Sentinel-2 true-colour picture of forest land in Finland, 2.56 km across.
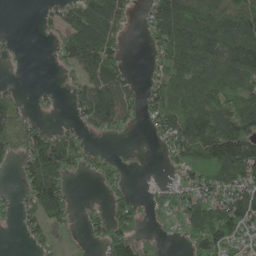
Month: May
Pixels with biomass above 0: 64%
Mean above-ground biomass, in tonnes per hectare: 78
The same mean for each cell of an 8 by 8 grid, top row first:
0 28 112 106 34 154 128 113
9 7 140 98 15 158 146 145
6 1 58 125 28 101 118 125
58 12 64 135 53 131 113 134
48 143 70 7 4 98 151 188
17 143 22 46 2 35 96 121
38 122 14 65 44 85 142 156
3 44 11 97 46 15 146 95
